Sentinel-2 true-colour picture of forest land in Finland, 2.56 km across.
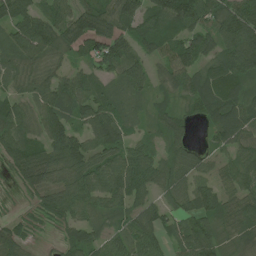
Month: June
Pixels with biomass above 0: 88%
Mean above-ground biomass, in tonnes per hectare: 72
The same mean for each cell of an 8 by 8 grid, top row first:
98 72 85 89 103 136 97 110
91 90 59 108 60 90 69 120
53 58 62 65 58 72 86 77
68 80 69 93 36 44 66 88
76 79 80 86 44 43 30 72
45 77 88 104 94 60 41 70
11 63 80 66 63 47 71 83
63 10 67 58 91 50 78 57
